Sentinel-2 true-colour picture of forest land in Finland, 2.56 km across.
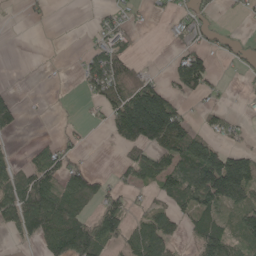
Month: May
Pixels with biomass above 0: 47%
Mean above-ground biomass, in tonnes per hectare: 56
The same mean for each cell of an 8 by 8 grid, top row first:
2 9 1 25 10 27 28 11
0 0 6 67 1 19 39 29
1 3 26 103 47 55 62 10
44 3 4 73 219 87 30 9
5 22 20 19 114 113 101 20
59 83 92 23 70 98 186 152
115 144 67 78 31 65 96 78
26 87 173 68 101 52 110 59
